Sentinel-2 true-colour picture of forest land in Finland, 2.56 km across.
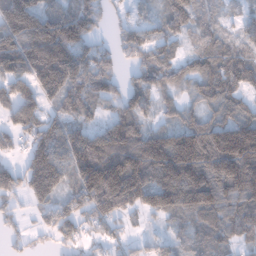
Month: January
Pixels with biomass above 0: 84%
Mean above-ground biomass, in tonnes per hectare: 119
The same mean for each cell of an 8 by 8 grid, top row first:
210 132 145 53 49 98 49 40
158 234 155 67 116 49 84 75
121 179 159 100 104 95 105 96
143 79 99 67 89 61 79 86
62 147 174 151 184 211 217 269
102 197 164 259 183 212 173 227
50 85 110 151 107 129 134 119
35 29 70 58 35 45 67 66
